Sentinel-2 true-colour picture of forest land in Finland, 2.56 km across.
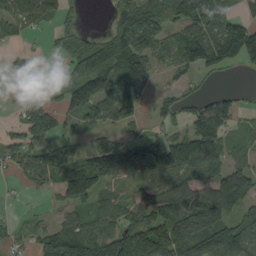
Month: September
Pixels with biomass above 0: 68%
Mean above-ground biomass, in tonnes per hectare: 76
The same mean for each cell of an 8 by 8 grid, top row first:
72 52 10 32 110 68 88 51
12 12 67 144 101 85 103 159
29 3 119 133 97 22 10 1
15 81 81 110 34 42 95 33
47 77 32 72 85 98 147 29
18 60 168 102 59 79 90 122
6 12 53 71 79 103 155 77
22 93 144 126 156 169 150 113
